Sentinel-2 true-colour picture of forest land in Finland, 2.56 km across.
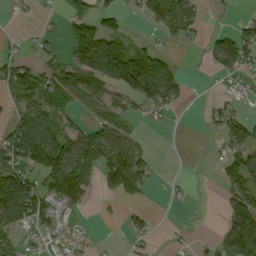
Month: September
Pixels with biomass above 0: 52%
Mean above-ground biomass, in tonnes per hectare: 57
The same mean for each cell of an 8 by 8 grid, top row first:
10 6 83 39 49 112 11 14
16 19 148 123 56 18 35 95
105 84 105 105 155 56 2 34
57 84 37 65 29 19 22 27
112 148 87 109 26 1 4 69
107 110 108 97 68 5 3 90
167 82 41 5 15 4 1 115
37 27 17 2 20 6 8 135
